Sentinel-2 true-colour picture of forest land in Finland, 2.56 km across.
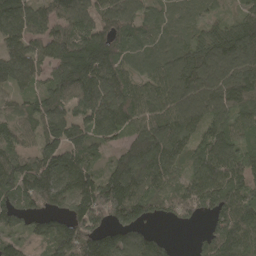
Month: April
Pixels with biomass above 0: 91%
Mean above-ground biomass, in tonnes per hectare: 125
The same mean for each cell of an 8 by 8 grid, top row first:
179 129 166 123 81 63 49 73
128 131 151 116 72 80 149 197
113 112 175 149 78 140 155 153
77 134 96 159 116 129 125 120
103 116 112 66 190 130 137 105
146 180 150 129 160 93 156 157
134 109 147 175 128 91 112 173
71 150 176 125 109 11 91 163
